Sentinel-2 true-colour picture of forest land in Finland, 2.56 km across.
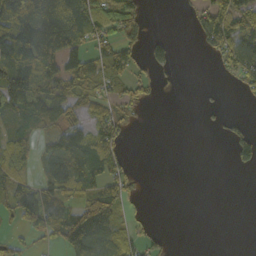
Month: October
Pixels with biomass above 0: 50%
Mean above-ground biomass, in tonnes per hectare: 60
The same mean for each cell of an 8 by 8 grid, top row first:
152 174 106 94 31 1 100 107
197 180 86 87 50 23 49 110
128 107 80 60 35 3 0 50
91 101 47 50 9 0 6 3
56 53 113 74 0 0 0 71
46 87 127 70 4 0 0 2
74 110 89 110 10 0 0 0
30 35 172 112 48 3 0 0
